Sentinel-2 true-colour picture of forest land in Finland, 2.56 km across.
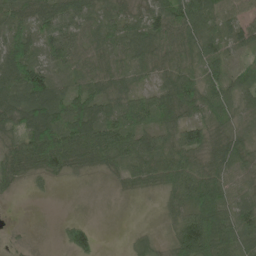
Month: June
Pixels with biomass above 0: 86%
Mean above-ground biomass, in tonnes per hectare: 58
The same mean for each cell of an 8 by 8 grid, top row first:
66 80 69 53 59 90 74 48
89 72 73 71 74 83 67 38
88 71 50 60 33 75 62 43
75 108 88 69 72 90 63 46
49 114 87 87 60 64 66 68
44 48 19 24 49 76 76 39
1 0 1 2 2 33 113 61
7 1 61 0 20 57 124 65
